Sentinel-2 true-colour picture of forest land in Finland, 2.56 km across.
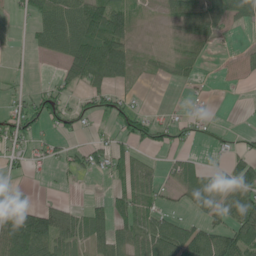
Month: June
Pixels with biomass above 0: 53%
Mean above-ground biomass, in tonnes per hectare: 37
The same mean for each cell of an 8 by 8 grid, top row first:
11 59 87 82 6 34 53 39
3 32 80 72 6 17 17 6
7 9 48 46 5 20 4 5
39 50 32 30 22 10 11 1
28 24 15 27 25 22 10 12
8 7 17 31 45 28 44 68
103 52 21 46 32 15 58 82
95 83 36 57 65 83 71 92
